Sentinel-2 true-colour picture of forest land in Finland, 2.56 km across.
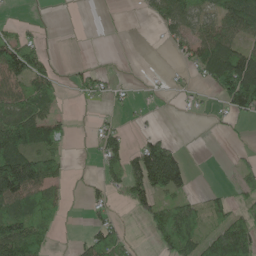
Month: May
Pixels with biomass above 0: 48%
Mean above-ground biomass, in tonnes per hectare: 51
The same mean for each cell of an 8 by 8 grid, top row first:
5 2 0 5 13 81 53 119
112 20 1 0 0 26 92 66
73 63 35 24 6 8 58 200
85 62 2 13 7 5 8 65
141 89 2 64 53 25 0 9
195 104 6 40 132 115 0 38
72 49 3 26 54 67 51 43
139 37 22 64 8 110 89 118
